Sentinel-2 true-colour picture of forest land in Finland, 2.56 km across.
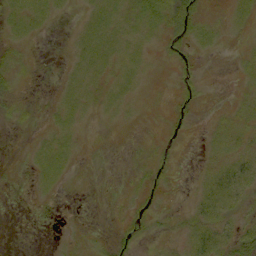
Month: September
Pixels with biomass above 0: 45%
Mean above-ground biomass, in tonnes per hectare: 6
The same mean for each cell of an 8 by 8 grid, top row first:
10 8 3 13 17 21 5 8
5 0 8 12 7 8 6 2
7 1 10 10 4 6 1 3
5 3 8 5 1 5 2 6
0 8 4 1 2 3 5 8
1 9 1 0 5 4 8 16
0 1 0 1 5 2 12 7
0 0 2 5 3 3 14 13
